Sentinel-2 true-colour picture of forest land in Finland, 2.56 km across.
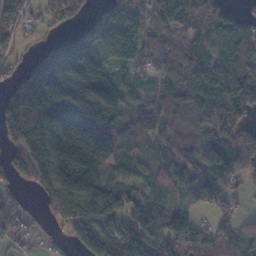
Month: November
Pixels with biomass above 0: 82%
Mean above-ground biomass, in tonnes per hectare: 95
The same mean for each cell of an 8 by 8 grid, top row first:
52 37 37 93 65 75 99 64
25 81 130 85 60 67 49 112
69 262 173 95 32 79 147 119
176 250 202 144 56 80 69 72
103 299 203 139 43 57 71 78
41 177 233 77 49 55 95 46
43 41 144 114 113 68 34 17
26 7 62 126 154 98 77 51
